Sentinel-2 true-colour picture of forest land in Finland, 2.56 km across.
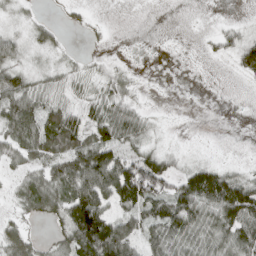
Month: April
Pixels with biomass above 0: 62%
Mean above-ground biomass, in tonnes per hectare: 42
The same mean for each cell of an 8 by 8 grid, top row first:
12 6 9 0 0 0 1 2
34 26 2 3 1 0 9 59
50 28 30 32 3 0 0 11
81 58 48 61 21 0 0 0
66 76 73 76 33 3 1 0
25 67 106 111 121 48 79 38
22 63 127 53 61 86 72 136
63 18 102 138 55 69 63 72
